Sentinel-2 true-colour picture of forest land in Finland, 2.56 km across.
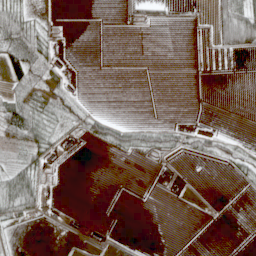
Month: April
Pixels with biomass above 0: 28%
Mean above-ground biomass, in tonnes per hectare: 12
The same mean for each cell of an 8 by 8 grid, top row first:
43 5 0 0 11 3 10 79
49 23 0 0 0 0 3 41
31 27 1 0 0 0 0 0
58 36 25 3 0 0 0 0
30 28 5 34 28 23 23 14
48 10 0 0 0 1 0 15
53 7 0 0 0 0 1 0
3 1 1 2 0 0 0 0
